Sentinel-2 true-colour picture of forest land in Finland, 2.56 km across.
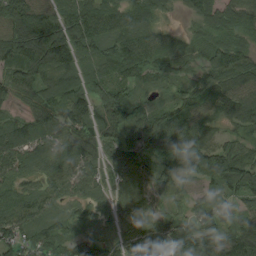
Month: August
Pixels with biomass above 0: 93%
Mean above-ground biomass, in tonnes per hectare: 81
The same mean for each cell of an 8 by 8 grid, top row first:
143 101 109 95 84 16 84 84
132 182 90 72 82 47 81 93
69 83 82 75 48 38 68 92
41 94 113 92 65 77 67 98
107 96 95 75 56 84 85 58
68 62 82 56 77 69 84 133
85 48 43 49 51 43 73 82
78 101 81 51 92 133 80 108
